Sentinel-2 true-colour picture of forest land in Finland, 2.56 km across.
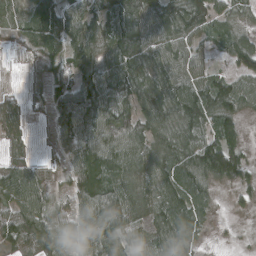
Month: April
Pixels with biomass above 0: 87%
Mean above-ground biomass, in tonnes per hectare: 79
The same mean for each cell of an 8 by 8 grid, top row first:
22 99 74 87 92 94 82 51
22 71 95 74 83 73 35 80
7 59 94 94 107 99 81 78
68 51 109 112 94 108 127 68
44 15 114 94 87 102 112 58
109 30 105 103 80 103 110 76
98 99 90 125 71 94 47 22
83 106 108 106 65 82 15 6
